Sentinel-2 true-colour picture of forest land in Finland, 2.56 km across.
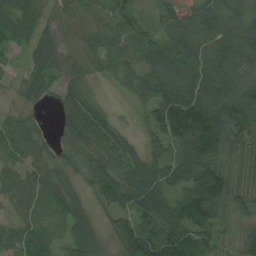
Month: August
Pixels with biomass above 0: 92%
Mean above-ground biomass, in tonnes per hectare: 67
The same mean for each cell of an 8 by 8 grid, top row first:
72 47 25 56 16 49 85 58
39 65 24 57 76 84 79 75
27 50 35 26 82 103 100 56
23 9 119 27 41 149 141 96
68 31 60 88 34 89 136 68
52 60 38 80 84 72 125 57
37 61 53 62 88 82 111 60
45 61 77 39 130 122 78 50
